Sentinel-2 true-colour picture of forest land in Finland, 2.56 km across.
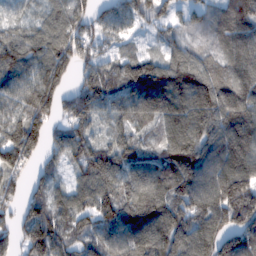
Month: February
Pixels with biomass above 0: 91%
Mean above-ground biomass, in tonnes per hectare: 109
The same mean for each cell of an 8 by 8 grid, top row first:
40 66 102 93 91 61 68 126
111 113 114 56 34 73 75 106
94 145 74 122 165 131 134 108
85 119 125 78 104 122 138 142
156 95 125 86 68 128 132 145
89 68 79 130 128 157 129 97
77 121 91 136 170 132 135 151
78 167 90 107 142 130 123 107
